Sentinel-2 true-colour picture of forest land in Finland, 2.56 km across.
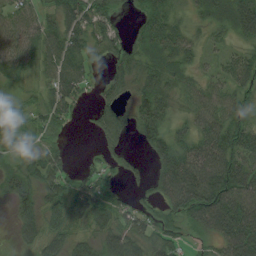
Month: August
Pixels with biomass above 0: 83%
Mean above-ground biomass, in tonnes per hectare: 54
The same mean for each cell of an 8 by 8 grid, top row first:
55 36 71 34 43 36 44 88
53 61 63 44 46 56 24 33
29 50 71 45 54 47 35 56
30 61 19 60 66 32 66 64
55 31 0 38 31 58 77 92
59 79 43 27 19 105 108 93
58 53 77 68 26 63 117 101
30 63 41 64 53 36 32 102
